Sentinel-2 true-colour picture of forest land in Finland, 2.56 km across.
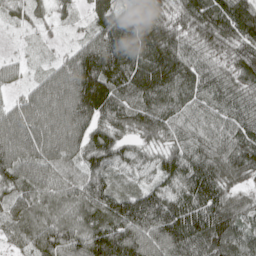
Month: May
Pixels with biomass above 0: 95%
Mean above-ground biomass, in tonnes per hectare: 108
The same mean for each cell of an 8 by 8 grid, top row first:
40 36 28 110 123 74 150 168
9 12 77 161 145 115 81 101
31 77 175 153 159 136 105 88
94 141 193 120 117 103 91 117
137 132 113 101 52 77 100 123
104 95 87 70 46 108 137 81
73 75 97 132 173 145 151 86
39 130 124 190 158 176 173 110
